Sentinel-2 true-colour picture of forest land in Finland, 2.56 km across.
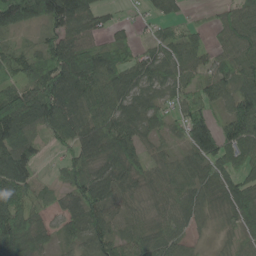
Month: May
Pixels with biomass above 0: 87%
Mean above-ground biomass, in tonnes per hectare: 75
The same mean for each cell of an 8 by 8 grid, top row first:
160 130 117 24 22 42 11 70
31 82 110 60 36 67 46 68
60 114 133 82 79 68 64 68
141 128 77 97 79 53 59 127
99 29 80 107 54 32 107 114
132 12 67 87 71 66 77 79
107 34 99 74 53 64 59 96
126 45 73 84 74 67 14 36
